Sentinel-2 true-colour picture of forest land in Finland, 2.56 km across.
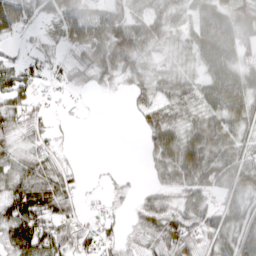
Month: March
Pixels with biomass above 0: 77%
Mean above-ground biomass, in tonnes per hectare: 44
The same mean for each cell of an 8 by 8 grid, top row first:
73 41 69 54 59 37 56 64
10 25 59 88 59 19 66 47
53 22 18 30 38 39 50 58
54 20 3 0 30 36 50 62
29 30 0 0 21 74 86 60
50 60 14 8 9 68 70 64
75 62 20 13 35 45 54 51
77 83 41 24 29 78 43 60
